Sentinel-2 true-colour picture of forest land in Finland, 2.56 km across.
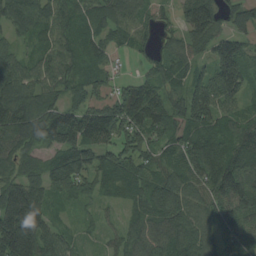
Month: August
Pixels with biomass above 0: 91%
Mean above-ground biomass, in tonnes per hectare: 95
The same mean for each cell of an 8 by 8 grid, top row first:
99 93 95 106 75 47 117 71
44 74 77 70 42 65 92 96
111 78 75 50 66 63 110 114
147 117 107 118 121 75 122 66
96 79 126 99 97 87 114 111
75 100 124 91 78 97 126 178
194 79 29 26 90 153 91 142
224 111 32 34 121 138 84 85
